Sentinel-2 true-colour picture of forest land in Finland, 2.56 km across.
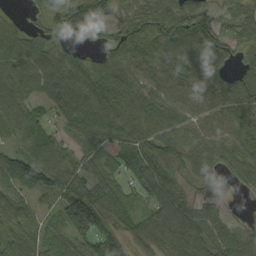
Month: September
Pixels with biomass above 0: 88%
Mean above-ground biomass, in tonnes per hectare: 71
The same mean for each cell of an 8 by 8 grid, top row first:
16 46 95 49 90 99 66 48
85 66 33 72 77 87 98 46
93 93 94 104 58 69 84 58
86 47 98 105 94 61 60 58
48 102 45 52 77 73 70 60
84 88 77 66 77 53 53 49
70 31 154 86 49 91 32 2
83 64 71 82 78 96 65 45
